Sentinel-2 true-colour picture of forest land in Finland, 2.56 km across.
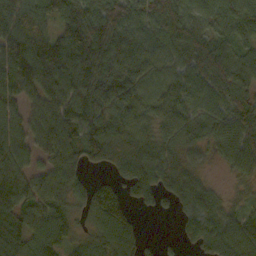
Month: October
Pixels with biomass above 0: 89%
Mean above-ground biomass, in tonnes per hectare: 93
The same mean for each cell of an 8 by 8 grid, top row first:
132 108 127 112 89 109 91 114
118 131 121 96 84 84 103 76
122 114 106 101 97 94 100 100
79 103 113 119 86 89 79 102
105 85 115 147 98 83 70 108
92 80 53 54 123 98 27 54
98 95 63 144 30 46 93 47
111 136 46 121 32 19 99 116
